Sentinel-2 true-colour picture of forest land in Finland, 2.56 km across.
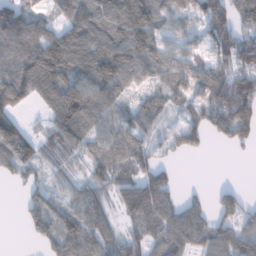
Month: January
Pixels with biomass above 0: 78%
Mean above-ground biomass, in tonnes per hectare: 85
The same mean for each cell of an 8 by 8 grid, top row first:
116 48 96 112 132 73 95 90
116 148 136 128 134 60 65 107
131 143 107 132 50 69 105 120
76 67 152 80 88 50 105 153
154 74 85 106 65 57 35 56
47 48 39 80 84 22 0 0
6 85 86 51 135 85 54 70
0 51 114 73 82 107 90 93
